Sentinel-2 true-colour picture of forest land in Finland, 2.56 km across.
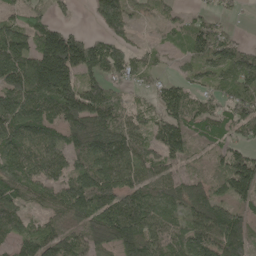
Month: May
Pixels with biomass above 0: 83%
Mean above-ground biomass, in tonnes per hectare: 99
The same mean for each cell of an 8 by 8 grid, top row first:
49 63 5 135 31 37 39 15
154 198 153 91 32 26 130 71
160 221 97 76 33 42 47 103
162 126 172 115 39 93 86 95
133 128 156 153 79 101 61 54
121 115 110 154 89 58 52 137
102 74 150 150 134 82 136 73
86 94 83 131 123 92 120 128
